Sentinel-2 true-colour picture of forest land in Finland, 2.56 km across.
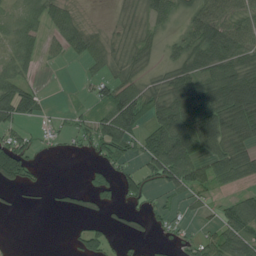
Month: July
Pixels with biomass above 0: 61%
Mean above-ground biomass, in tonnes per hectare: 53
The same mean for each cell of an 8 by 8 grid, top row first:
37 55 26 11 48 43 88 61
54 23 66 34 48 49 125 90
62 2 10 54 46 84 94 123
85 10 25 85 78 108 105 124
70 11 28 85 56 132 97 68
93 5 6 41 65 101 70 63
10 7 25 31 30 22 20 71
3 0 36 31 21 19 40 87
